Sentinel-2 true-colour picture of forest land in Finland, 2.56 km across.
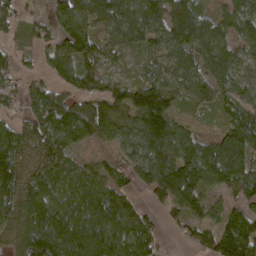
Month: March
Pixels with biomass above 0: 85%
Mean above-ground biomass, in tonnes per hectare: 84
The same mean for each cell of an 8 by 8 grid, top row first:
50 51 108 114 133 157 63 60
28 57 99 51 54 78 83 47
42 53 72 46 58 72 75 37
30 96 118 95 157 57 19 67
99 92 65 55 124 120 76 124
111 82 67 59 73 129 91 94
96 122 115 140 46 77 60 61
70 204 141 113 106 14 63 173
